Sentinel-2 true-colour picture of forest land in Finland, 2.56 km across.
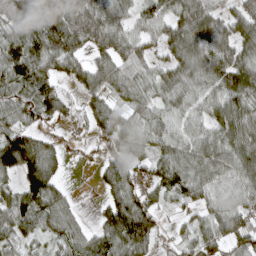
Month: April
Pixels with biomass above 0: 82%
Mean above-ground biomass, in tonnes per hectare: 68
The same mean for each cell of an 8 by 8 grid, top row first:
86 106 115 80 52 78 77 61
79 107 62 77 48 74 103 72
72 62 45 71 43 66 78 82
69 57 27 65 63 58 66 93
126 31 19 53 50 66 81 97
76 54 1 74 47 89 80 85
82 95 17 89 94 28 52 62
54 47 64 104 99 32 64 70
